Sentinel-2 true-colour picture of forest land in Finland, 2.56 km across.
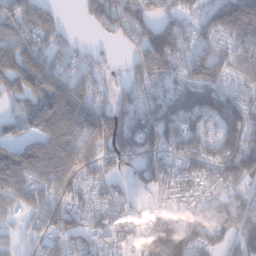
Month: January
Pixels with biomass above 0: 83%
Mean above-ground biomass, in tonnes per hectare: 114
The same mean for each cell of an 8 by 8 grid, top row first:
108 75 23 160 112 91 119 231
141 97 43 26 142 135 102 119
139 134 103 47 102 118 164 96
76 143 159 138 119 151 137 124
103 130 160 136 136 114 117 153
166 138 121 71 74 109 106 150
79 114 105 94 48 81 100 130
39 77 100 116 146 178 113 107
